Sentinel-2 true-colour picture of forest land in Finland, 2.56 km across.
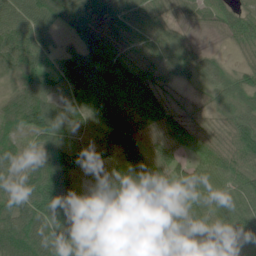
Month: June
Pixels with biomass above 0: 95%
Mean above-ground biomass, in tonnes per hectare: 76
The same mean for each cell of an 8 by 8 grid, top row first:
84 97 97 79 66 28 40 56
108 58 77 83 63 56 12 41
76 90 138 97 88 48 47 52
94 122 89 75 80 57 26 67
56 94 89 67 67 72 63 78
66 119 65 62 75 68 76 75
100 116 82 62 67 64 74 76
130 109 108 73 86 87 73 57
